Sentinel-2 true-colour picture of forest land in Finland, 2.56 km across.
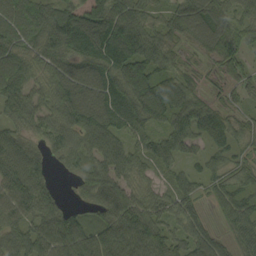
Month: September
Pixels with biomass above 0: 91%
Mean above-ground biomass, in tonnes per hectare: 69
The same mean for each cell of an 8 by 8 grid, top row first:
54 93 84 89 63 65 90 55
59 86 89 116 87 47 70 82
82 48 56 83 121 70 16 52
83 61 90 85 99 105 69 29
66 44 54 79 54 71 48 34
97 36 40 90 37 38 50 43
78 64 31 99 76 57 21 67
70 92 109 109 102 80 66 46
